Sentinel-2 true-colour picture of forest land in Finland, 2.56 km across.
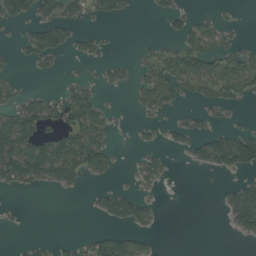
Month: August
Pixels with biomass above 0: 36%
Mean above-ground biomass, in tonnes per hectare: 33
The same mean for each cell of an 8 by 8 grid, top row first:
46 40 35 39 1 31 16 4
15 71 27 4 15 44 67 33
16 7 23 24 41 66 71 77
62 60 97 19 19 16 26 7
94 69 94 22 11 18 57 77
69 58 49 19 36 2 3 22
4 0 0 51 39 0 0 78
2 9 18 64 21 0 0 7
